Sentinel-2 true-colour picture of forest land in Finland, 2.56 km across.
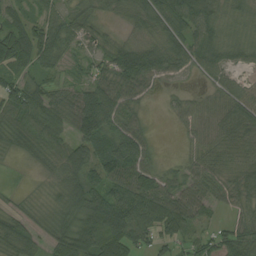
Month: August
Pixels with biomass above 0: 87%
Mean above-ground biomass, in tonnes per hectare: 50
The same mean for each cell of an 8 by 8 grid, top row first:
37 40 40 24 54 70 53 31
97 73 28 33 41 53 63 35
46 31 25 62 61 28 28 24
73 70 96 85 21 21 35 63
37 67 70 58 55 5 35 44
1 23 71 77 68 31 48 45
20 27 69 104 87 66 32 35
54 41 91 93 57 42 36 69
